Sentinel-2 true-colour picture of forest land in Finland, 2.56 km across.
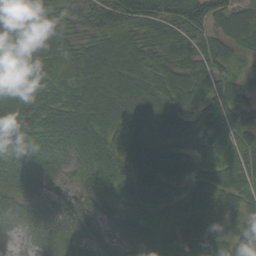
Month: September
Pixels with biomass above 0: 97%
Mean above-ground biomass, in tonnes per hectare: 73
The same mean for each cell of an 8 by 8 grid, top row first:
87 90 62 110 106 88 92 63
118 130 75 103 85 77 66 48
127 106 91 107 94 90 85 49
102 88 88 89 72 73 84 61
64 48 72 95 84 72 76 84
42 50 45 66 73 72 75 73
33 54 69 49 66 60 68 46
5 32 38 34 39 51 73 39
